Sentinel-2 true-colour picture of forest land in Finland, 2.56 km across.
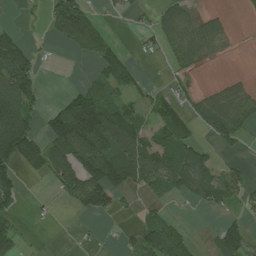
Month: July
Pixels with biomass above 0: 49%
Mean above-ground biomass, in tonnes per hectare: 60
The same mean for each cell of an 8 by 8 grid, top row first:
3 49 114 5 9 67 36 5
91 6 58 61 18 56 49 1
164 1 13 104 25 24 4 19
164 49 192 105 54 72 89 71
188 90 149 127 100 99 31 27
56 61 121 130 87 101 92 42
37 9 49 48 21 7 35 27
67 1 5 4 77 95 19 84
